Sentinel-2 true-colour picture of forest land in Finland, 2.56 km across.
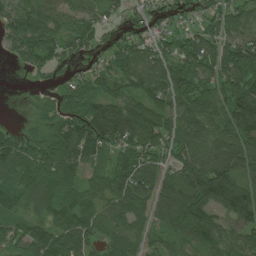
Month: July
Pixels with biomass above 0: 88%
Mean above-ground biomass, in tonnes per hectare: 79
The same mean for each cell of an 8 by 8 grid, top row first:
82 86 52 37 45 44 50 67
63 88 53 53 76 69 87 95
0 18 61 79 107 100 74 89
1 41 107 111 100 89 88 128
93 81 130 88 83 78 99 126
73 106 74 89 100 90 139 101
64 73 77 69 87 133 85 112
68 93 88 60 65 57 77 71
